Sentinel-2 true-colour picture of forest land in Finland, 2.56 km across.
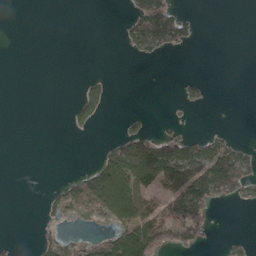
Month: April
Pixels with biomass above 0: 26%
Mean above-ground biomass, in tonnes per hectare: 32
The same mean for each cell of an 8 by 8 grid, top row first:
0 0 0 0 107 56 0 0
0 0 0 0 50 32 0 0
0 0 10 9 0 5 6 0
0 0 46 3 6 2 1 0
0 0 0 30 95 77 60 23
0 0 25 147 108 132 170 91
0 17 36 106 86 92 53 6
6 29 17 70 138 55 13 12
